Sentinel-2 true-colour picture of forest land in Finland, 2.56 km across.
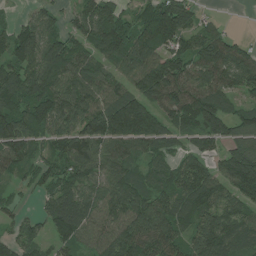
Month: July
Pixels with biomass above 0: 88%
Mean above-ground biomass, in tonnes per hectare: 100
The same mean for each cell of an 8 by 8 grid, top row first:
19 66 92 119 67 160 16 0
94 119 90 121 101 88 110 72
113 152 105 87 137 152 124 114
116 115 97 150 140 120 163 58
113 64 130 121 108 65 76 94
41 79 105 98 73 91 106 158
42 68 117 105 140 113 115 96
74 67 84 103 134 96 145 107
